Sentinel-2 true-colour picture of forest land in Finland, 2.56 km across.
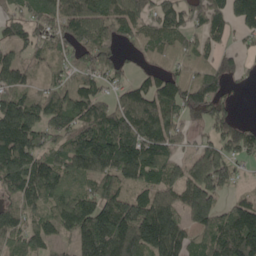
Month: May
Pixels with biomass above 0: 82%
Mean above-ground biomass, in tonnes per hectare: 130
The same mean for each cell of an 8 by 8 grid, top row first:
86 140 160 134 98 135 166 176
87 79 140 97 64 92 79 36
107 50 83 74 57 106 127 33
201 130 124 131 165 110 107 16
263 113 189 230 222 87 93 103
190 183 126 134 135 103 251 52
114 111 149 168 192 157 216 126
103 96 141 205 209 170 102 208
